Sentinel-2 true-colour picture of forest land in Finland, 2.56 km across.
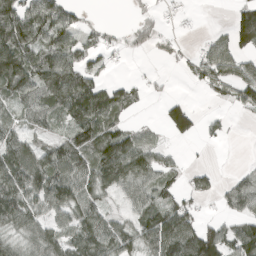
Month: April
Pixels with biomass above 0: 65%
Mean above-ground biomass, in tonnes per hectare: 66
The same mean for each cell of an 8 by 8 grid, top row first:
128 104 26 0 17 10 0 85
147 101 64 27 23 19 53 87
123 122 117 25 13 7 76 97
43 77 121 100 8 84 9 25
78 56 103 113 67 15 11 0
116 117 92 95 78 37 38 27
96 79 87 31 62 77 4 53
44 74 93 98 76 154 131 108
